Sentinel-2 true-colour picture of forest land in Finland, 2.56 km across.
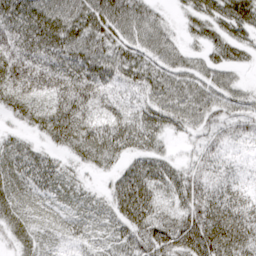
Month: March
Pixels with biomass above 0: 89%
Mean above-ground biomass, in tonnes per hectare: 44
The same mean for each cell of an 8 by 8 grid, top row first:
57 60 58 59 49 11 35 39
55 49 53 48 44 33 32 30
96 64 58 35 40 45 42 19
49 63 57 33 39 53 51 41
28 30 53 56 38 12 37 18
44 40 16 26 58 43 39 15
38 19 23 36 65 44 79 54
31 19 24 31 58 81 90 72
